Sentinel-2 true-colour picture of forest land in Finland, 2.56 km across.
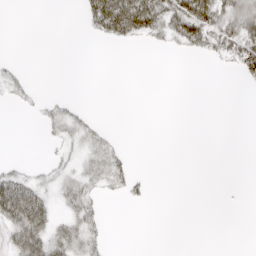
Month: April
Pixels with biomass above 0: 27%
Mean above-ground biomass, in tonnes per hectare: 15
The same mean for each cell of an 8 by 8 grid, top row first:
0 0 10 101 83 56 64 66
0 0 0 3 5 13 35 60
12 0 0 0 0 0 0 13
2 14 9 0 0 0 0 0
0 7 18 14 0 0 0 0
23 13 26 30 5 0 0 0
83 40 28 0 2 0 0 1
42 52 36 3 0 0 0 0
